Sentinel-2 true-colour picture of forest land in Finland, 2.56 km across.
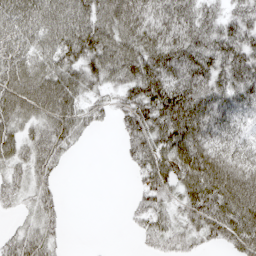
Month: April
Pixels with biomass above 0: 79%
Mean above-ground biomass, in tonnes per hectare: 66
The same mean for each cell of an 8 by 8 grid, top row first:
84 91 97 118 106 97 52 55
66 73 95 108 114 101 76 78
90 101 72 52 106 97 83 78
80 78 55 34 79 129 104 54
64 63 15 1 64 111 100 45
37 33 0 0 43 90 132 120
19 35 0 0 43 33 81 124
42 39 0 0 17 35 30 79
